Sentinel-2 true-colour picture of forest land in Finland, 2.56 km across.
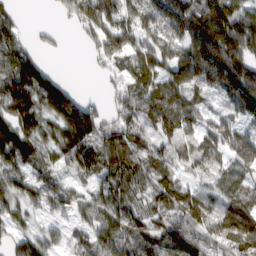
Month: March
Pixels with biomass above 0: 86%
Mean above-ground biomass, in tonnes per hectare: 102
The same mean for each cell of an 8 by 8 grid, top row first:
36 6 115 144 118 167 194 137
87 27 15 133 111 104 222 170
147 101 2 37 116 105 138 201
154 95 147 50 80 137 57 89
166 76 159 119 67 108 113 144
91 79 60 116 99 79 70 105
57 48 56 100 71 105 111 132
75 57 44 93 89 142 108 148
